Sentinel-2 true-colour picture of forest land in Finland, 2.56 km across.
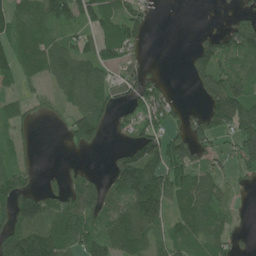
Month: June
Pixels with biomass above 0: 65%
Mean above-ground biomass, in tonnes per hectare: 76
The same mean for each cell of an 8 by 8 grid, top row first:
81 106 85 76 37 0 1 40
81 83 66 74 21 0 82 122
50 50 132 43 47 1 127 90
42 32 85 59 94 51 113 181
41 0 72 12 121 93 58 124
90 13 59 87 165 95 69 40
148 108 121 88 170 68 91 14
148 158 101 110 84 62 75 21
